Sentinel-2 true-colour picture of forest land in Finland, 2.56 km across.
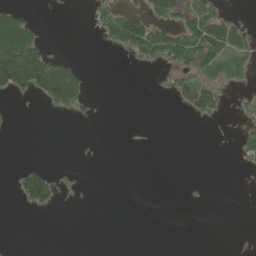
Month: June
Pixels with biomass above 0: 23%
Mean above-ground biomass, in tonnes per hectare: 21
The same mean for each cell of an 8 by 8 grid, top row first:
49 0 0 50 62 61 64 10
130 24 0 19 79 83 86 47
111 117 53 0 0 27 39 17
3 13 18 0 0 3 45 8
0 0 0 0 0 0 0 26
25 50 3 0 0 0 0 1
4 32 1 0 0 0 1 0
0 0 0 0 0 0 0 1
